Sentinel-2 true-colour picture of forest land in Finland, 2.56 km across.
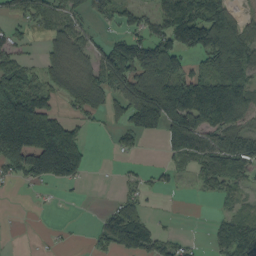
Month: September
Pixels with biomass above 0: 60%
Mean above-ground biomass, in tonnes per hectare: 83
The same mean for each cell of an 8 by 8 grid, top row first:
55 65 44 49 48 145 153 59
50 43 65 101 144 118 159 175
118 58 79 156 149 124 121 117
254 112 54 54 201 175 196 113
202 208 99 15 13 117 102 117
50 79 61 1 23 23 88 87
1 5 1 32 47 1 2 35
1 6 2 82 98 32 25 130
